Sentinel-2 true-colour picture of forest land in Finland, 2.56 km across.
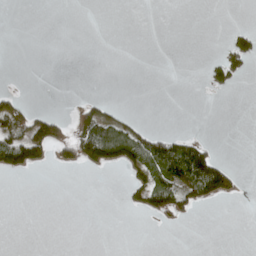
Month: May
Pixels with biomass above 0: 16%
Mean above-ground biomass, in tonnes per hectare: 22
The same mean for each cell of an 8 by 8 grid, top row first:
0 0 0 0 0 0 0 0
0 0 0 0 0 0 0 53
0 0 0 0 0 0 25 16
80 27 37 27 1 0 0 0
127 114 87 156 106 78 22 0
18 0 1 2 63 116 108 13
0 0 0 0 52 66 13 0
0 0 0 0 0 0 0 0
